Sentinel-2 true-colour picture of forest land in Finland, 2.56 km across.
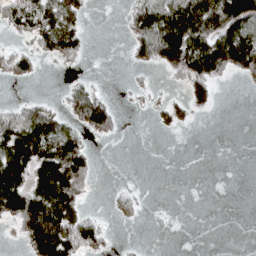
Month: April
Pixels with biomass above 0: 41%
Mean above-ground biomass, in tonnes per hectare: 47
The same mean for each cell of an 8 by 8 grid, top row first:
70 82 45 0 84 123 137 135
26 55 45 0 73 148 120 149
30 1 16 0 6 18 91 18
43 58 79 47 6 40 20 0
126 123 65 6 0 0 0 0
118 127 103 0 0 0 0 0
112 124 54 14 11 0 0 0
17 159 98 10 2 0 0 0
